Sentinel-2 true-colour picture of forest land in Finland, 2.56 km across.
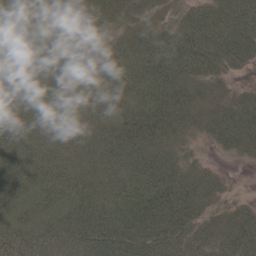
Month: May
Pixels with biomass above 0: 95%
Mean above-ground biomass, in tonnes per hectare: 51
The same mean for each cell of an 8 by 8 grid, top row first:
64 64 65 46 35 34 57 69
57 66 68 39 52 64 68 64
45 56 59 50 55 54 41 10
47 41 41 44 65 60 38 50
46 36 41 57 59 36 16 40
60 50 44 40 59 55 34 2
50 51 66 62 77 76 36 27
45 51 70 80 66 60 52 57
